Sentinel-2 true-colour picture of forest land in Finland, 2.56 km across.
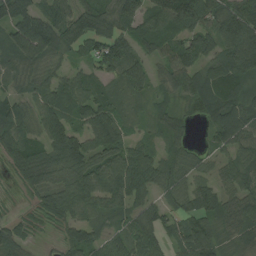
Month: August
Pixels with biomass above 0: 88%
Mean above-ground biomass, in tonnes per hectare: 72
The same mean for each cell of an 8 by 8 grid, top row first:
98 72 85 89 103 136 97 110
91 90 59 108 60 90 69 120
53 58 62 65 58 72 86 77
68 80 69 93 36 44 66 88
76 79 80 86 44 43 30 72
45 77 88 104 94 60 41 70
11 63 80 66 63 47 71 83
63 10 67 58 91 50 78 57
